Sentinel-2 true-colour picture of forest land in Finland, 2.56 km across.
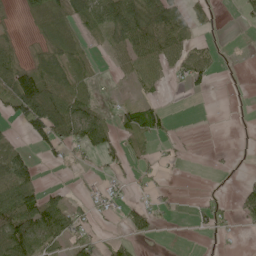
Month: June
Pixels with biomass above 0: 46%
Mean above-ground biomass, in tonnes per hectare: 35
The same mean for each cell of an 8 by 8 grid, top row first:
8 69 50 74 97 79 21 11
26 37 42 34 88 58 19 1
91 73 44 4 43 13 26 0
66 124 79 25 68 3 0 0
19 42 50 33 23 9 1 0
87 2 6 13 9 2 2 3
102 73 22 13 32 7 21 32
118 63 37 15 14 0 2 2
